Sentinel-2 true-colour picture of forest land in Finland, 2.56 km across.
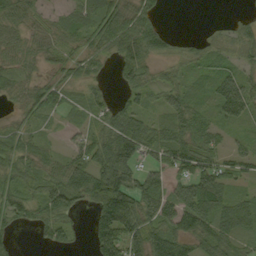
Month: September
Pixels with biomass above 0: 78%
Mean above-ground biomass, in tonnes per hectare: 54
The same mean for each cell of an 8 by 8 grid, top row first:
51 27 40 80 58 0 1 13
39 49 42 61 92 24 27 39
35 31 42 17 52 33 31 61
22 42 20 53 44 59 25 62
50 16 41 109 92 85 62 19
62 51 80 133 72 52 87 36
75 72 33 157 96 83 100 36
20 28 8 123 97 89 57 34
